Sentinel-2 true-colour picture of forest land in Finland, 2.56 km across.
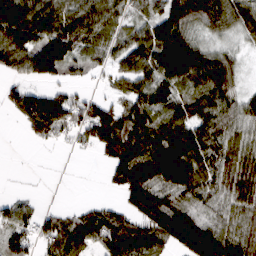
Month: March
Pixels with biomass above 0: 78%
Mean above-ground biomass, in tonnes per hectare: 92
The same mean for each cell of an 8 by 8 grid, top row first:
160 138 116 81 56 154 126 126
130 161 77 64 128 197 75 34
35 62 20 33 104 140 145 49
52 114 81 91 111 86 97 87
0 38 35 130 133 177 124 84
1 2 1 70 155 155 90 112
62 19 31 48 144 100 59 81
84 89 135 146 123 112 154 91
